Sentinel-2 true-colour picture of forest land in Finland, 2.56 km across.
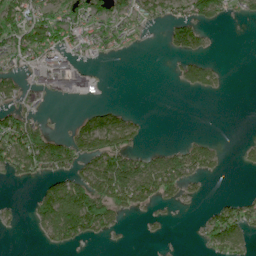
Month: June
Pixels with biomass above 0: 43%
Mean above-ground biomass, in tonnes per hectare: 52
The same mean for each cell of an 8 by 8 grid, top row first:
100 96 87 82 67 62 85 31
90 116 62 39 6 68 22 0
39 91 73 0 0 22 59 0
59 6 19 64 5 0 0 0
106 123 91 97 18 17 36 13
50 73 83 166 126 105 42 2
11 112 173 94 37 16 18 55
1 32 54 11 7 1 46 60
